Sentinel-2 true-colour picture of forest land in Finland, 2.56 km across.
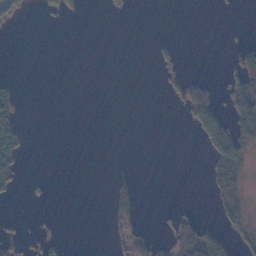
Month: November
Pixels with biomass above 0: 15%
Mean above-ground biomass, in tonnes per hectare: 13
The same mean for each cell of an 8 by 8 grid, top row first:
16 7 5 1 0 0 0 1
0 0 0 0 0 14 0 27
7 0 0 0 0 14 14 65
27 0 0 0 0 2 46 63
39 0 0 0 0 0 33 50
30 4 0 13 0 0 11 19
0 2 0 45 10 8 2 25
15 14 0 19 44 47 63 13
